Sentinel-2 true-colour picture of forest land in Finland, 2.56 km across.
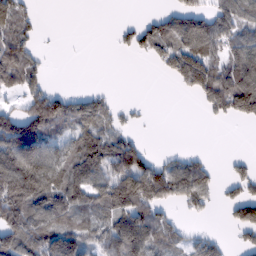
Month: February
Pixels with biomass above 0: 57%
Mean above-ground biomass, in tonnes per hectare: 72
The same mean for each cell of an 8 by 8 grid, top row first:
83 1 0 0 16 78 77 100
124 7 0 10 64 86 83 87
94 33 0 0 0 48 113 144
32 153 83 43 7 0 38 84
103 75 86 90 39 1 0 0
202 131 105 119 183 122 78 44
177 126 94 115 152 41 31 89
121 117 98 121 122 46 36 29
